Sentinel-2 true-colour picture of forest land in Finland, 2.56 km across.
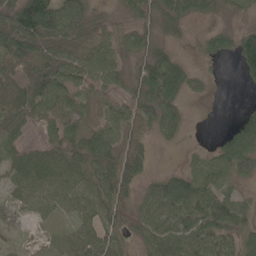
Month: May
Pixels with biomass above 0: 82%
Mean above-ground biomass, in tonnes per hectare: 53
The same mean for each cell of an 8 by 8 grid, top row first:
95 161 90 16 42 65 24 16
112 72 57 53 41 21 42 72
61 109 53 43 57 71 17 13
58 56 42 43 49 49 0 25
51 47 72 67 29 11 10 118
57 77 70 92 37 43 48 43
33 36 56 48 47 72 76 55
15 22 58 47 45 73 70 48
